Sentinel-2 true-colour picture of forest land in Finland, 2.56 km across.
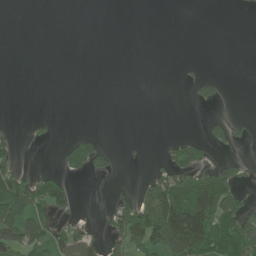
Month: June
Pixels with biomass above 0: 25%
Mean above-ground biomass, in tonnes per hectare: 33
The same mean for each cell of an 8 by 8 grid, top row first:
0 0 0 0 0 0 0 1
0 0 0 0 0 0 0 0
0 0 0 0 0 2 26 0
0 1 0 0 0 0 5 0
23 9 58 6 2 37 43 15
70 40 26 14 15 91 88 38
102 69 5 42 88 189 163 90
85 68 57 56 90 159 112 130
